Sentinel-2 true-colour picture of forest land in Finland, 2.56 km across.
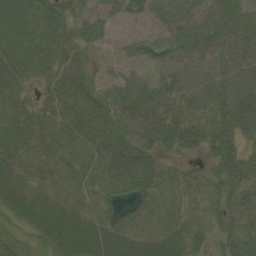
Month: August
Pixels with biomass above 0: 89%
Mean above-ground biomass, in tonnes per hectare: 37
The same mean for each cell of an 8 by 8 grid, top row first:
32 34 32 31 33 47 42 49
35 35 31 22 37 53 49 47
29 25 42 29 33 47 39 43
32 32 46 40 49 29 33 52
32 34 38 43 46 33 39 34
39 28 29 37 43 20 22 60
39 42 32 34 37 26 20 40
23 37 55 53 40 37 25 39
